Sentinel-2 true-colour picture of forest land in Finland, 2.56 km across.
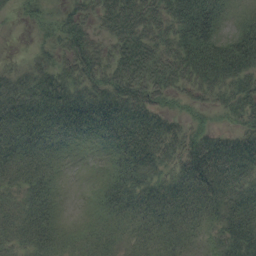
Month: August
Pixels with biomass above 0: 87%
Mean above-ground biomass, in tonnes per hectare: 43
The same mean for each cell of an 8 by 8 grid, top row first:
10 15 34 60 69 59 63 18
2 23 60 42 72 60 85 82
46 52 54 56 69 54 61 54
59 61 62 61 57 21 24 42
53 41 20 32 61 43 57 50
37 29 0 29 40 38 65 49
25 33 2 29 44 44 42 50
25 34 17 19 22 31 24 56
